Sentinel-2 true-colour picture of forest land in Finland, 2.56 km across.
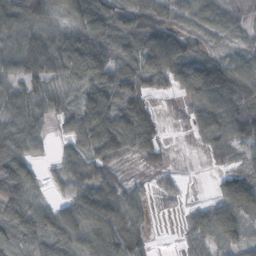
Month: October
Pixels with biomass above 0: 85%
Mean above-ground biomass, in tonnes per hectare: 70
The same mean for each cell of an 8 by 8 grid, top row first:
102 68 81 79 88 59 72 41
71 78 112 66 89 88 35 46
55 64 76 85 72 67 133 110
78 51 70 96 75 9 98 81
94 28 64 95 75 4 46 65
125 24 76 49 18 16 5 72
106 56 103 118 46 15 51 107
75 95 101 134 49 10 72 64
